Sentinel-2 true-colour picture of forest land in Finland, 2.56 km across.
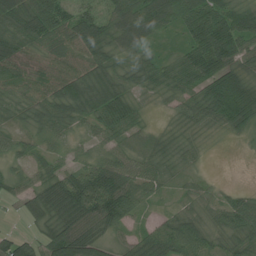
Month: July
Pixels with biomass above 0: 89%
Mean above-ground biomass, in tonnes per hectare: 54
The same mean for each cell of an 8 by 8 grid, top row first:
72 74 57 60 83 55 95 67
72 42 62 68 48 25 117 65
48 49 73 62 51 54 93 68
37 68 66 88 17 27 73 102
37 25 17 39 21 32 9 7
30 41 69 108 55 21 10 0
12 85 113 109 20 17 25 78
51 56 92 32 49 90 39 43
